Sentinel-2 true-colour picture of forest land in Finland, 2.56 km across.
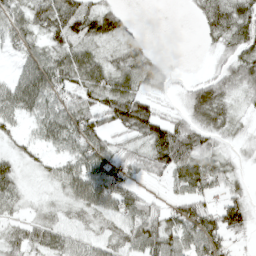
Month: April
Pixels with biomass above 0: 79%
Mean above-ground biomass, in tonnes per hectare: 45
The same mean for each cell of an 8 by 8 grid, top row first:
47 69 83 51 0 0 46 69
29 45 54 23 19 0 14 56
43 77 59 64 53 13 39 63
53 51 64 63 71 23 78 26
22 35 60 41 54 95 48 21
40 22 60 65 30 52 74 20
28 21 40 47 48 38 53 60
43 51 29 34 67 56 80 21
